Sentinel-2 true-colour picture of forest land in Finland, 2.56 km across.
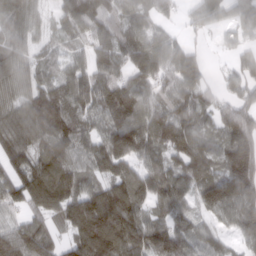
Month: March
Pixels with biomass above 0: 89%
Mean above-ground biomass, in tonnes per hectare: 100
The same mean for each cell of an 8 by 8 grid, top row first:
91 44 140 95 66 45 90 65
71 46 55 108 117 75 18 50
97 59 101 95 93 104 46 80
95 114 92 118 96 118 79 94
119 107 91 125 109 130 81 120
103 149 91 107 95 103 96 175
79 130 154 168 79 104 95 144
139 101 138 186 131 136 87 69
